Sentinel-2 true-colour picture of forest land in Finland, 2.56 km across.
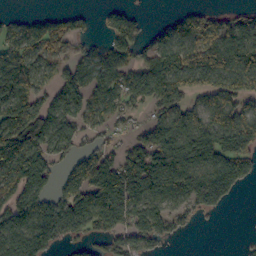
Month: October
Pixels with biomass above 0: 69%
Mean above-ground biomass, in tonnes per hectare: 95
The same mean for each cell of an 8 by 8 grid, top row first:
22 46 35 59 20 44 82 53
82 80 48 83 67 126 104 144
151 50 94 95 122 137 112 122
104 98 75 62 29 108 118 112
147 85 44 48 86 161 160 145
150 104 155 175 177 152 154 100
156 139 168 202 119 56 75 2
122 116 47 66 83 23 0 2
